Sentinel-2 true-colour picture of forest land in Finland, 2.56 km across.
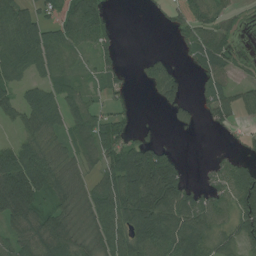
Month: July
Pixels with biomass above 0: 69%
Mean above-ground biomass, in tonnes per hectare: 67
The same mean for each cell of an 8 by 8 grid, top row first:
92 76 140 25 2 42 54 15
107 92 55 36 1 14 81 12
54 51 29 39 30 52 48 20
57 96 81 38 0 29 37 43
53 67 59 80 67 10 0 12
159 112 50 75 190 110 15 93
146 66 69 103 157 122 79 103
66 101 60 98 121 119 88 72
